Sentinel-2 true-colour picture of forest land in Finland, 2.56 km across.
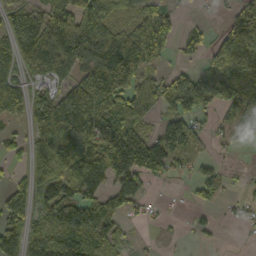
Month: October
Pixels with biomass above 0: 67%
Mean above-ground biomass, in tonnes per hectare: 85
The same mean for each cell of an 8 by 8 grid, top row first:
73 99 158 80 56 14 4 70
113 143 163 175 93 19 61 231
96 79 96 206 91 101 112 141
76 113 167 112 79 66 60 101
47 107 134 154 102 88 25 36
31 90 120 84 71 28 43 10
113 107 157 73 22 3 36 25
114 139 119 92 5 5 12 4
